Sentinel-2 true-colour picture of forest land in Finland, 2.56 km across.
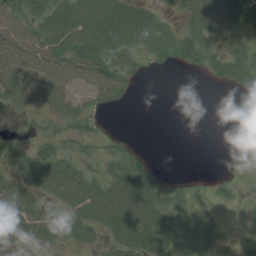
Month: July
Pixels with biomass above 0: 68%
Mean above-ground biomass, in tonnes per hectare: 39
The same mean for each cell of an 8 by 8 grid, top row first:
47 60 78 84 54 23 73 58
58 56 77 71 43 61 41 49
68 67 40 62 10 0 14 44
20 31 27 9 0 0 0 0
27 31 19 14 4 0 0 1
47 72 57 48 52 7 8 3
69 48 67 83 78 32 24 10
48 41 37 38 81 58 43 17
